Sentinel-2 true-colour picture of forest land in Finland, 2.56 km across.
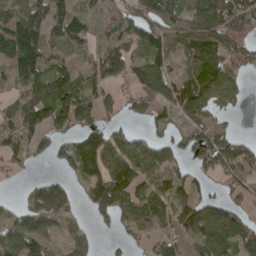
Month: April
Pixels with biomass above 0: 70%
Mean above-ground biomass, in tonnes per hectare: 80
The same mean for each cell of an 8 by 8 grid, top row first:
102 126 52 48 128 99 108 93
177 87 38 95 89 52 119 76
73 84 64 90 145 73 116 54
67 131 118 43 52 74 82 12
90 64 103 95 100 75 118 61
17 36 60 118 53 54 47 74
52 210 48 116 65 63 77 47
96 58 78 13 36 72 79 66
